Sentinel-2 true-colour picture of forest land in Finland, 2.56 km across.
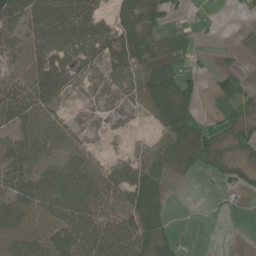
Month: June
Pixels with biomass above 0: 72%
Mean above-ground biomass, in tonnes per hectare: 49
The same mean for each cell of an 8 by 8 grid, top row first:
72 89 80 46 79 31 9 6
55 82 75 77 66 42 7 22
73 87 28 41 57 82 16 38
69 54 9 21 34 103 15 38
63 60 33 2 3 67 63 39
67 63 75 52 71 25 18 32
77 67 82 61 85 2 3 9
79 68 87 101 78 28 0 0
